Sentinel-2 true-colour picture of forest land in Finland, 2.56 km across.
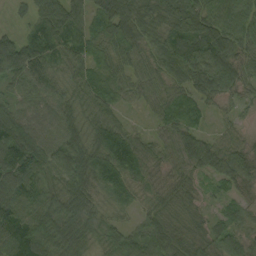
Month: September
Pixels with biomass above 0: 94%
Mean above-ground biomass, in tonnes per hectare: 62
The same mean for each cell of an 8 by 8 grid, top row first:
14 106 63 93 74 85 78 78
105 90 60 56 62 97 114 61
59 52 63 57 54 63 99 71
56 54 49 49 23 60 28 21
100 78 60 83 49 64 53 41
89 61 73 60 49 39 40 66
82 59 71 27 27 57 23 32
93 77 55 43 58 61 54 53
